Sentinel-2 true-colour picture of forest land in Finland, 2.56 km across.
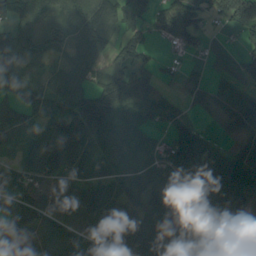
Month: August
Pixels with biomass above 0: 83%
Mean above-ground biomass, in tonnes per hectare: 93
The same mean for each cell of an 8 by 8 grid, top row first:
102 95 156 119 62 133 80 164
121 87 82 70 73 42 17 41
96 49 75 136 89 25 39 45
103 101 163 147 71 52 30 89
77 124 159 82 51 123 61 52
102 148 90 58 60 93 106 105
121 115 113 89 86 114 72 97
93 121 115 126 137 94 83 130
